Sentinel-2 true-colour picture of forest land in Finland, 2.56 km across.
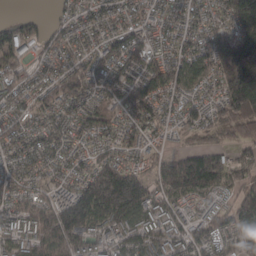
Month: March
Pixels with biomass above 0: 92%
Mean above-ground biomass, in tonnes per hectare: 112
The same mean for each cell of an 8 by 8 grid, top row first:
33 24 83 83 70 72 76 165
172 76 71 82 90 90 90 233
122 81 98 111 89 112 81 249
96 91 98 77 118 71 77 156
95 95 62 68 67 25 52 66
85 78 98 280 110 228 220 103
97 124 236 278 154 87 68 149
105 143 163 106 132 108 118 121
